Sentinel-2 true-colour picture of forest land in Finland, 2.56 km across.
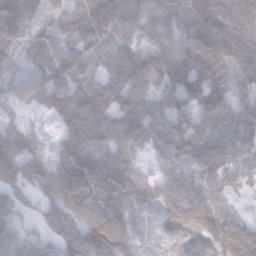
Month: January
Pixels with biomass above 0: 94%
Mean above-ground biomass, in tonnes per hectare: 96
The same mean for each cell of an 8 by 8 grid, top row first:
126 70 72 125 102 101 151 143
64 84 80 64 97 116 129 126
51 132 97 80 107 123 133 92
40 78 135 117 106 130 116 89
108 44 114 82 78 108 96 107
104 105 145 103 59 94 88 53
81 80 110 101 41 95 102 19
69 63 120 150 22 66 93 166
